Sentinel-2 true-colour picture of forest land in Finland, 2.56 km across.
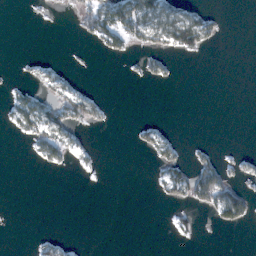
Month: February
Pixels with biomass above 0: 21%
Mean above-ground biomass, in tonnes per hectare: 17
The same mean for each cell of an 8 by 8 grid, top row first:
0 2 36 80 84 60 30 0
0 0 2 35 32 51 20 0
5 35 6 0 13 4 0 0
46 61 61 4 0 0 0 0
2 56 17 0 22 21 5 1
0 1 2 0 1 44 64 25
0 0 0 0 0 16 42 77
0 18 2 0 0 4 0 0
